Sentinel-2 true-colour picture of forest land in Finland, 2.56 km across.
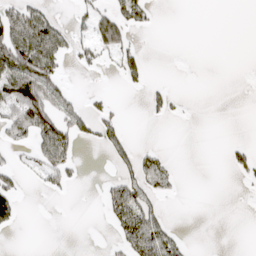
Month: April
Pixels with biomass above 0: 24%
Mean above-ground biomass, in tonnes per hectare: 34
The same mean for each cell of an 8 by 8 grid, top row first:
94 46 30 80 35 0 0 0
124 111 50 76 19 0 0 0
120 96 1 6 36 0 0 0
101 109 56 42 13 18 0 0
44 104 36 56 7 0 0 21
47 54 13 21 77 21 0 26
57 0 0 66 88 0 0 0
0 0 0 21 124 43 0 0
